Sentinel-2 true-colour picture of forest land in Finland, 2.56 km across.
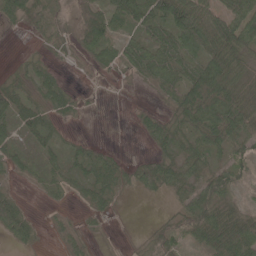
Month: May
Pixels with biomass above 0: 69%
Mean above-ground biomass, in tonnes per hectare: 35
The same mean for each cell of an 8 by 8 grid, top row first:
30 14 13 54 67 83 68 73
1 8 19 37 57 65 69 66
17 33 1 8 20 48 111 44
56 33 11 0 12 35 84 63
22 30 19 7 5 38 50 44
8 19 26 41 35 37 44 33
48 5 7 12 0 19 76 28
23 2 13 1 15 37 59 104
